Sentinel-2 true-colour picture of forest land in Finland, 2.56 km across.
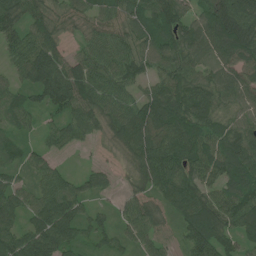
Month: July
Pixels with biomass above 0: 92%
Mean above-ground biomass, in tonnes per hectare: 70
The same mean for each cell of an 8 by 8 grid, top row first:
82 69 50 66 63 80 91 126
70 86 32 84 68 84 74 107
44 108 92 74 54 90 65 71
60 44 78 71 89 97 76 60
37 36 37 35 104 110 87 91
30 59 29 23 74 94 78 78
68 100 60 24 64 55 92 98
83 116 50 40 55 30 90 58
